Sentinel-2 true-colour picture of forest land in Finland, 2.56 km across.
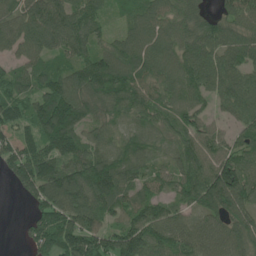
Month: June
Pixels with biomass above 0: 91%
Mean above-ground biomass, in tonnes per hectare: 102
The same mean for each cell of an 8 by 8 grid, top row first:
88 135 96 33 81 78 55 109
78 83 92 76 89 79 100 102
76 93 121 151 91 84 105 115
96 184 134 70 86 80 61 114
88 114 100 61 68 85 106 74
111 157 154 161 71 90 164 164
2 147 146 89 94 65 123 158
8 129 168 115 155 115 105 105
